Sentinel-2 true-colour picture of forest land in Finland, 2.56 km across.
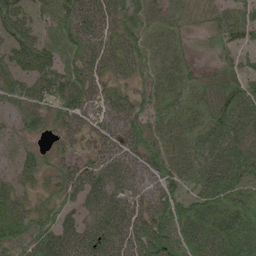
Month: June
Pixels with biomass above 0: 91%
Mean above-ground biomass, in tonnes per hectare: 63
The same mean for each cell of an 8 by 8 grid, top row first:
58 34 86 69 59 55 43 55
56 51 75 69 71 58 21 46
63 78 71 50 44 79 39 53
52 47 53 62 62 77 70 65
29 17 24 57 76 78 81 66
48 39 60 58 58 84 73 94
53 42 52 65 58 84 101 112
68 73 70 67 95 93 86 90
